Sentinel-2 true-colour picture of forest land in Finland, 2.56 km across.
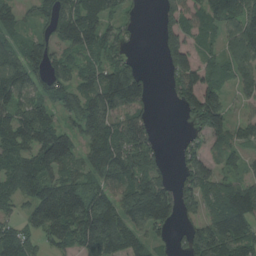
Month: August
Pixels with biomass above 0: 80%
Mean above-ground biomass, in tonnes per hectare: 99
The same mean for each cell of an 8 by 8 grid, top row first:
65 86 130 70 9 92 106 160
81 81 94 84 2 106 55 127
117 108 88 145 71 100 111 97
99 92 122 134 69 21 201 28
106 164 87 130 111 10 73 73
117 107 81 109 115 51 116 62
48 133 136 127 183 97 94 178
107 64 105 144 85 28 169 164
